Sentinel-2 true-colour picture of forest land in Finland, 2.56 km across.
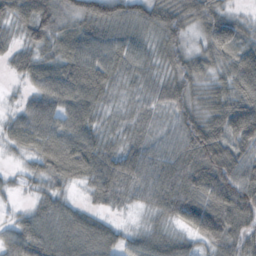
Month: October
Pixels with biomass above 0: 94%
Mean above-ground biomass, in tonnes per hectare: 60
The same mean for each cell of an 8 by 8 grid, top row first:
65 82 72 78 69 80 72 29
42 56 73 73 48 58 62 61
18 75 92 54 38 61 48 86
29 75 77 25 26 56 63 96
39 81 93 37 45 57 107 69
14 51 59 68 63 79 102 82
14 49 32 21 28 66 89 88
65 73 73 48 49 47 59 55
